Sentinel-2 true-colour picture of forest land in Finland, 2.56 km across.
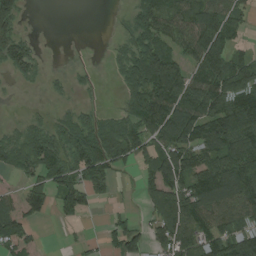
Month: August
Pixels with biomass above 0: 72%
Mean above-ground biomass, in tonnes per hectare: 81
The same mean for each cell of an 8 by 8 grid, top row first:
86 0 0 7 82 82 118 60
92 5 2 14 109 69 157 33
30 23 19 11 143 145 126 146
11 25 38 27 144 154 132 158
66 95 108 128 107 144 128 138
41 94 93 63 49 135 144 163
68 56 77 15 38 169 127 105
102 2 11 53 60 133 107 132
